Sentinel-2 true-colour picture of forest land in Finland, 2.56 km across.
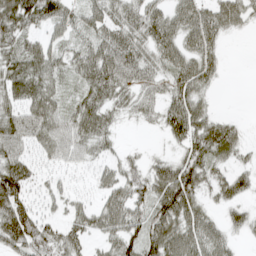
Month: April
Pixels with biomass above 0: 75%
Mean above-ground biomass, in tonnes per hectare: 45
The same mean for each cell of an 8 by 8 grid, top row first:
76 62 43 47 59 56 57 46
42 39 34 66 49 58 49 0
63 49 36 74 47 54 38 0
47 58 49 33 27 59 33 2
54 50 43 18 3 27 71 31
78 16 9 37 45 77 40 45
71 17 29 60 47 90 28 35
64 51 35 43 75 71 60 14
